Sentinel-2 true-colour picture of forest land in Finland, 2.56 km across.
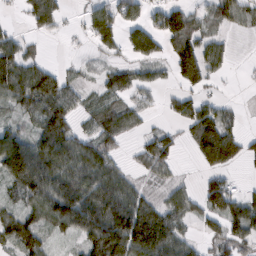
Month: February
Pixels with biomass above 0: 68%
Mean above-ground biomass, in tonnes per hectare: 69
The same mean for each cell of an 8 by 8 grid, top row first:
8 92 21 94 56 98 56 66
65 8 5 49 99 94 74 2
115 106 27 57 41 51 51 3
44 111 47 68 36 48 84 19
123 106 78 57 49 41 163 67
126 120 99 80 32 21 46 11
52 103 118 124 92 66 75 85
88 44 54 148 165 84 37 67
